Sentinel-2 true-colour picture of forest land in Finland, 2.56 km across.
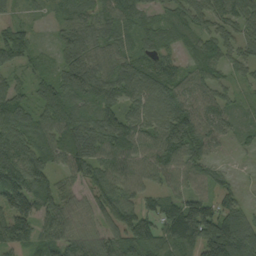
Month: September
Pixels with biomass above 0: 92%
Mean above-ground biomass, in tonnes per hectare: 86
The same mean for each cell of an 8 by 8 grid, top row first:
27 23 68 76 49 57 86 72
111 28 105 75 61 45 74 66
43 70 132 116 110 82 71 39
128 97 88 91 95 139 87 30
124 92 129 107 85 126 80 22
140 94 67 90 76 78 64 11
144 97 56 91 85 112 103 73
114 74 79 76 134 128 146 147
